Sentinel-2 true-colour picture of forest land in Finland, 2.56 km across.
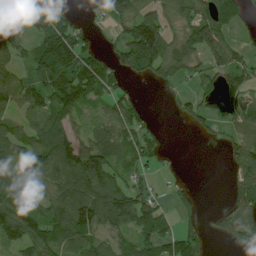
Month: July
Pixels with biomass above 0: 69%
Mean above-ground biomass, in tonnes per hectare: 73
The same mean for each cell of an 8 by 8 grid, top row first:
120 126 15 83 97 68 90 41
78 138 98 40 178 73 123 44
71 106 140 70 30 45 39 70
63 94 63 54 31 25 53 77
83 125 86 95 57 0 10 77
72 85 133 84 30 10 0 69
109 80 145 119 94 27 5 85
85 95 87 57 72 61 29 62
